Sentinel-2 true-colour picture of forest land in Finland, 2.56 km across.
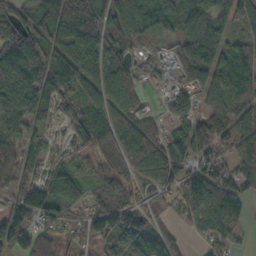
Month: October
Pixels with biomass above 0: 83%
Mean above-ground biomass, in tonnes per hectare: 78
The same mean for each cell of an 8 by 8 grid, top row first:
68 78 115 105 111 105 107 85
129 107 119 102 39 40 123 70
111 102 106 108 29 31 80 89
72 48 62 86 45 56 83 73
55 49 37 74 107 99 120 96
66 73 44 26 69 106 117 71
77 112 40 76 59 46 134 57
91 72 43 86 90 37 62 33
